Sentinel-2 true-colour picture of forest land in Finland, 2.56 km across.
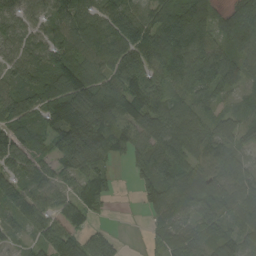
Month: September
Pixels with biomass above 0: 87%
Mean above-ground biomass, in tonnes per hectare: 80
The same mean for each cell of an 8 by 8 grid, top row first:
49 54 86 117 68 107 64 104
57 60 95 116 146 179 108 63
51 73 123 91 103 117 127 66
75 76 124 135 112 84 49 44
76 58 174 93 70 85 87 48
58 63 71 43 72 85 76 75
68 79 106 20 47 64 69 88
28 76 80 47 15 66 67 63
